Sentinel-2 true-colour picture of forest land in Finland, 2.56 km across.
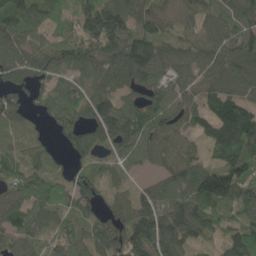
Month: May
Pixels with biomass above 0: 88%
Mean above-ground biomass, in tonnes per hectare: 81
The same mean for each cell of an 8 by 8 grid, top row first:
111 85 96 133 92 59 80 88
93 73 98 94 113 70 86 95
79 52 67 98 85 66 80 104
65 46 75 114 72 73 66 125
23 28 74 80 86 67 89 165
73 53 63 47 24 84 115 110
87 71 59 57 95 86 105 88
60 55 66 82 128 94 31 109
